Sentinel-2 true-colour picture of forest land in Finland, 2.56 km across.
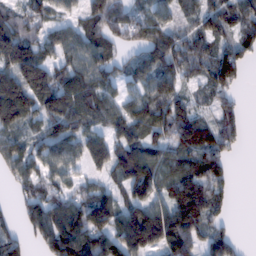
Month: February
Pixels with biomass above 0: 80%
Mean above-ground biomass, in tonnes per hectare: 89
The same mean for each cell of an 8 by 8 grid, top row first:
68 59 52 119 61 46 91 101
162 72 81 66 75 131 75 92
128 104 100 69 76 118 82 60
132 103 107 75 78 128 38 49
76 77 72 92 112 112 105 43
67 63 39 70 164 83 134 0
34 108 123 109 137 153 124 0
51 105 144 117 146 130 73 17
